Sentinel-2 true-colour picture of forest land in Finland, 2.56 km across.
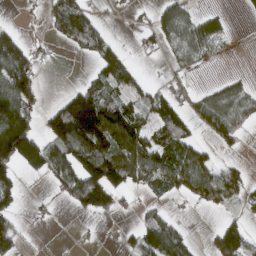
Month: March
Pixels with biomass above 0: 49%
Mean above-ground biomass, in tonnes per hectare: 60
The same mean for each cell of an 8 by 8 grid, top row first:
3 49 114 5 9 67 36 5
91 6 58 61 18 56 49 1
164 1 13 104 25 24 4 19
164 49 192 105 54 72 89 71
188 90 149 127 100 99 31 27
56 61 121 130 87 101 92 42
37 9 49 48 21 7 35 27
67 1 5 4 77 95 19 84
